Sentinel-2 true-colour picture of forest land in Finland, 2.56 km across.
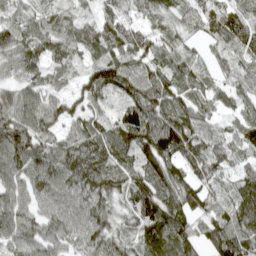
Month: April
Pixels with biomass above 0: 95%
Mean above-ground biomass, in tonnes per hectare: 86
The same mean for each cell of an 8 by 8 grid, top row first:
48 50 43 73 47 62 87 75
98 84 64 95 98 52 36 72
56 60 56 115 100 98 57 58
102 101 70 52 106 101 60 63
120 88 111 116 108 128 77 68
89 108 137 118 126 102 73 59
108 76 97 68 128 112 88 101
102 86 82 78 84 125 96 126
